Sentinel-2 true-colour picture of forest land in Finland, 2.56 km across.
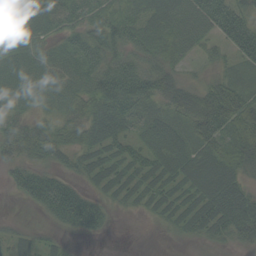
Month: September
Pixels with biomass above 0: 83%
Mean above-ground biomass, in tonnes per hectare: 50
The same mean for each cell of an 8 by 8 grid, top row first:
68 74 54 80 74 73 64 52
74 44 66 64 61 58 22 54
57 52 53 93 73 42 24 29
40 27 66 78 37 46 88 83
68 58 56 55 37 47 66 78
35 48 30 48 51 50 89 46
2 52 95 19 23 45 70 73
30 18 8 2 0 8 25 30
